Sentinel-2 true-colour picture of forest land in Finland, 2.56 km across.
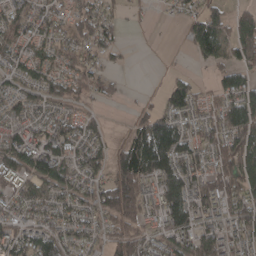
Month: April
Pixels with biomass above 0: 78%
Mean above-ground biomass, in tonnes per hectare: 82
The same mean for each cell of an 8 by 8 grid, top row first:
82 74 81 47 8 22 87 57
74 82 78 47 1 3 105 107
70 86 73 35 1 44 23 78
67 53 58 3 46 96 57 124
115 124 70 45 166 134 89 125
124 117 75 87 152 135 97 135
76 78 95 132 82 145 117 106
109 126 70 60 84 106 113 74
